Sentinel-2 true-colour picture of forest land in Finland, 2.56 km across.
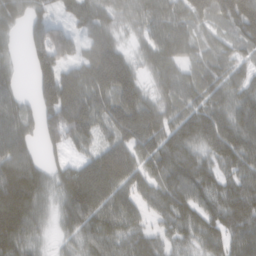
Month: February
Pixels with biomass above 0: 89%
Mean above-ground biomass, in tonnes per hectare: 90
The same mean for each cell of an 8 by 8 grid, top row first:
82 58 94 70 89 105 91 165
18 158 61 104 53 110 59 59
38 132 92 138 44 88 83 62
88 110 125 99 112 74 93 84
125 65 56 104 91 107 82 112
169 71 130 147 80 103 87 92
169 40 111 86 53 99 77 114
116 20 62 81 80 54 70 84
